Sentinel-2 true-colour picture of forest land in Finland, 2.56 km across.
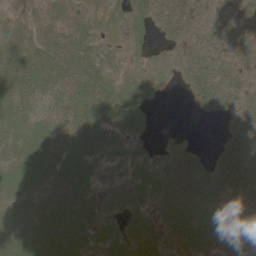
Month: June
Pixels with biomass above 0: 74%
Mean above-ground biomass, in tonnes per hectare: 22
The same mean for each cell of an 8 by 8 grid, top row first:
2 3 15 3 17 27 7 8
30 41 42 4 7 7 27 21
39 35 44 18 13 4 31 13
22 19 25 34 13 0 8 21
9 11 21 13 4 7 2 34
14 19 28 5 19 44 47 44
18 25 34 21 22 53 31 22
24 34 34 28 45 29 43 50
